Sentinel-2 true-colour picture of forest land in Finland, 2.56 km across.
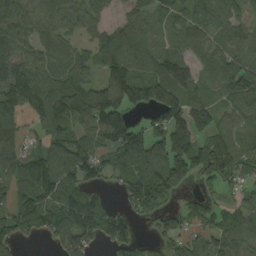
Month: September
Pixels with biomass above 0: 81%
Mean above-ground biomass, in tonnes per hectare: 93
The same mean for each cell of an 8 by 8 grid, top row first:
92 94 73 31 54 65 96 72
100 91 55 125 85 64 85 100
128 95 85 137 113 161 60 114
109 121 89 131 58 137 99 88
101 72 99 90 124 177 102 73
111 162 106 58 103 128 109 66
74 87 135 50 87 36 75 65
99 48 99 94 24 71 86 104
